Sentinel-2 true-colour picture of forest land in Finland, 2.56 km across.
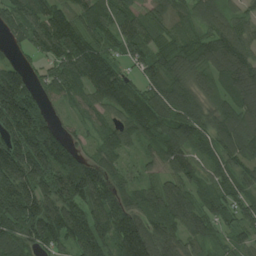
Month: August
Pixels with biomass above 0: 93%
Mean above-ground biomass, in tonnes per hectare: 111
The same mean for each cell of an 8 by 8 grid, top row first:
129 144 100 99 78 79 92 70
45 132 154 71 101 93 114 130
130 73 98 132 91 104 74 164
219 55 47 77 130 124 82 111
200 197 51 90 77 109 73 104
238 183 191 98 41 94 54 84
213 160 136 143 95 126 75 78
126 111 127 134 159 86 62 59
